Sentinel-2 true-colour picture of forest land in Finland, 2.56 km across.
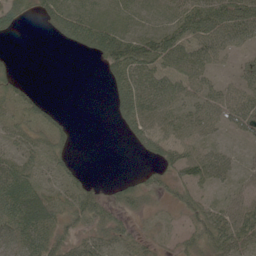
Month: June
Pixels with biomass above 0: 70%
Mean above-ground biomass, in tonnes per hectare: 42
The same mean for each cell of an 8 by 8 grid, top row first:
43 46 55 28 26 50 88 81
1 1 32 98 91 71 64 34
25 0 0 50 71 48 36 33
46 35 0 29 90 54 52 58
43 52 5 0 48 62 39 13
70 34 28 4 20 44 57 24
81 56 61 43 30 28 40 51
53 54 33 40 18 21 62 59
